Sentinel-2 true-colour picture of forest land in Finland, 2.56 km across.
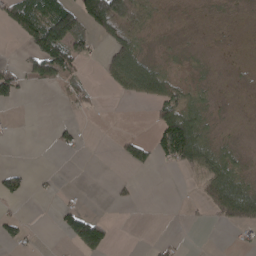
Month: April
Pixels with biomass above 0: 36%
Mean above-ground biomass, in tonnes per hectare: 33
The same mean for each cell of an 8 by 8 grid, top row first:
79 129 108 140 28 3 2 2
7 170 73 59 18 7 2 1
71 60 41 43 91 35 6 1
1 0 13 0 1 85 20 0
1 5 19 5 44 181 38 8
42 4 0 5 2 3 67 36
4 0 31 5 0 0 44 95
32 0 99 29 1 11 0 10
